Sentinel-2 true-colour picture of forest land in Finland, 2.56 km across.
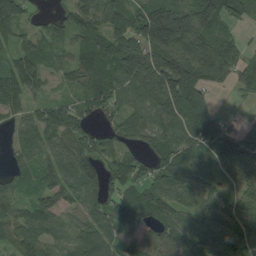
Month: August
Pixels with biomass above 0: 87%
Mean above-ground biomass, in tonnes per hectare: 88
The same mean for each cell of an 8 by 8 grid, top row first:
106 24 85 99 135 184 158 50
66 59 74 89 158 188 157 55
139 53 65 92 169 203 93 60
51 71 60 52 72 136 81 4
43 70 80 54 51 105 71 83
50 76 119 63 59 99 62 60
65 104 68 94 115 101 71 90
67 71 79 72 71 122 95 94
